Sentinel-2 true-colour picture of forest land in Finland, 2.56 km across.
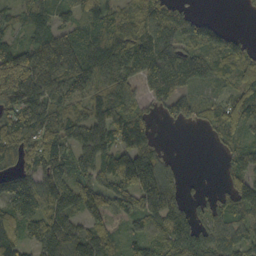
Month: October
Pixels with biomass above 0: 82%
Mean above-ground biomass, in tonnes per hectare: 86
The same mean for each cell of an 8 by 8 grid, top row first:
64 77 63 70 90 85 28 5
106 131 118 101 120 104 108 77
188 128 115 86 37 73 63 70
113 98 75 121 51 65 63 134
82 110 110 107 108 1 15 70
106 98 75 141 172 45 3 72
95 100 110 76 97 86 45 89
84 102 103 64 68 98 77 84
